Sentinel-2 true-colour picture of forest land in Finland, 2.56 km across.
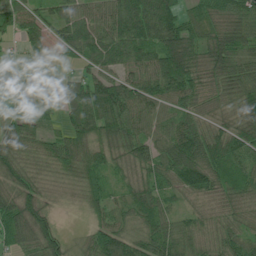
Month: July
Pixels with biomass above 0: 90%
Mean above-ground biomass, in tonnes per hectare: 69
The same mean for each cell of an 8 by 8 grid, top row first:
64 54 73 93 131 84 73 71
13 45 79 96 97 135 92 76
37 23 45 66 95 128 70 74
18 31 90 101 70 58 50 65
61 43 81 79 67 85 103 83
54 44 68 52 67 68 95 82
108 61 30 51 77 37 53 77
62 87 20 84 66 76 53 63
